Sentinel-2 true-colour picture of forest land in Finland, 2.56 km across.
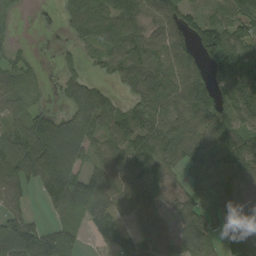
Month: September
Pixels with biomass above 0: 79%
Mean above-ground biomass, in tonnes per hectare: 71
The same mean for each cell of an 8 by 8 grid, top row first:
23 17 108 93 75 103 52 90
20 4 28 67 77 77 78 103
63 6 35 28 81 82 68 144
50 36 60 61 78 90 87 120
85 115 68 74 100 113 78 63
102 104 68 86 138 22 66 92
53 31 76 82 92 48 35 77
154 74 27 52 74 71 52 58
